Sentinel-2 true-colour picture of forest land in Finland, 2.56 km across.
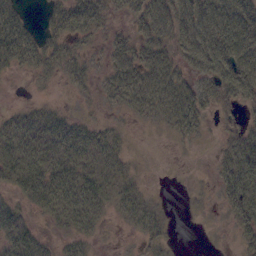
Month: October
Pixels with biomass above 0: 64%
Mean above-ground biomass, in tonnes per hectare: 33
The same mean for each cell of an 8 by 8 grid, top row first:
35 20 47 17 47 67 82 69
53 33 18 34 44 43 79 76
3 10 18 39 63 50 36 85
17 25 7 9 25 62 27 27
54 49 55 35 1 9 3 47
44 54 58 40 6 0 3 63
25 39 57 20 28 1 5 40
44 12 24 0 16 4 1 15
